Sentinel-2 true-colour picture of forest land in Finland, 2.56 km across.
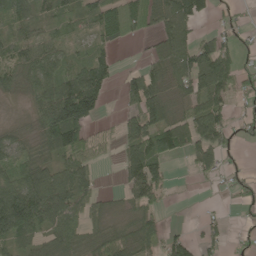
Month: May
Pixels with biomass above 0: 70%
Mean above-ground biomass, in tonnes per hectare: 64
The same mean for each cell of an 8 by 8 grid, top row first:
68 46 63 115 92 117 33 15
57 56 20 36 11 98 80 35
45 86 110 47 107 76 89 53
3 118 175 5 110 51 98 24
46 76 97 22 98 109 119 18
70 83 91 2 131 5 26 25
183 125 74 26 65 2 6 17
89 58 63 66 73 48 42 8
